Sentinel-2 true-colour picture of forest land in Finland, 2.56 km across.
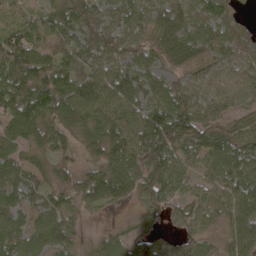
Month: May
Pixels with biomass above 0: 91%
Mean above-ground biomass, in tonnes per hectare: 66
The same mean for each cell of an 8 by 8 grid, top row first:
26 58 85 60 60 74 70 16
94 47 66 79 63 73 62 59
89 90 79 83 73 46 57 61
86 90 88 79 86 87 56 46
65 60 49 89 101 84 86 91
67 40 60 90 80 73 55 91
62 61 42 30 48 46 55 82
70 71 23 45 56 36 36 74
